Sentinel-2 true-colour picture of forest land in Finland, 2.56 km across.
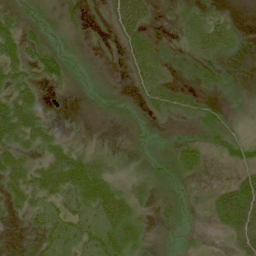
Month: July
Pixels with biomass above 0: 68%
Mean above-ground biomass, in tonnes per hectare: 22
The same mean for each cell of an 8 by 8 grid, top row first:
16 5 20 36 47 13 27 4
41 32 3 4 42 9 34 8
34 37 3 7 33 9 15 4
66 11 3 11 13 19 12 4
36 30 11 6 9 17 16 21
38 48 58 19 18 18 6 27
17 28 29 43 13 14 21 81
1 20 26 29 16 2 3 41
